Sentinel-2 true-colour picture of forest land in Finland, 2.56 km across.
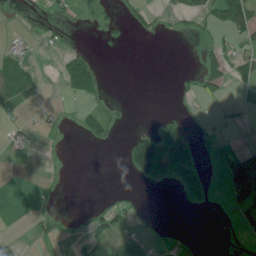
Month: June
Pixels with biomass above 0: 26%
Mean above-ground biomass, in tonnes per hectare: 26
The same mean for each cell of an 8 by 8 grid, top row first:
6 23 5 8 27 16 42 117
20 6 8 5 0 0 18 24
119 3 94 1 0 5 44 34
44 7 20 19 0 9 6 7
15 2 2 13 124 197 10 8
0 2 0 0 96 74 26 123
0 8 3 23 4 2 9 44
16 13 21 49 50 10 0 4
